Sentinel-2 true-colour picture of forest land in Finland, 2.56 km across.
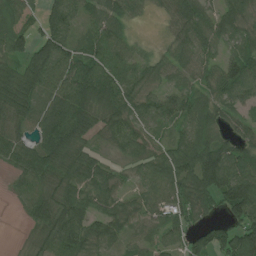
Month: July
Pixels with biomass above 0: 87%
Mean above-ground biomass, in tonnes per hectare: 65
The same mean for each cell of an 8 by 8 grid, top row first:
49 66 57 70 21 49 54 53
75 100 56 89 19 44 51 49
91 94 102 93 48 37 51 81
77 84 100 74 69 80 64 41
43 86 57 38 55 60 80 59
34 67 83 50 51 90 128 110
12 79 77 50 50 66 50 114
2 61 87 68 36 45 85 118
